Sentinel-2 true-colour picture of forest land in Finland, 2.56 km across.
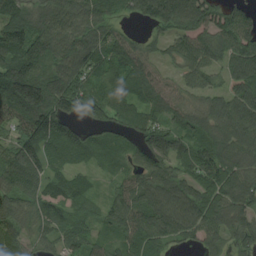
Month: August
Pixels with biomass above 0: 89%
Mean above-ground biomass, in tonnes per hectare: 89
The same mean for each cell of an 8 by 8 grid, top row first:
93 79 93 61 70 134 98 76
159 114 105 87 49 64 91 109
168 110 86 96 98 45 53 102
124 143 68 108 115 70 75 114
95 107 103 57 95 78 83 86
111 81 57 36 92 87 87 89
83 93 54 66 121 150 98 95
90 48 63 43 83 67 63 72
